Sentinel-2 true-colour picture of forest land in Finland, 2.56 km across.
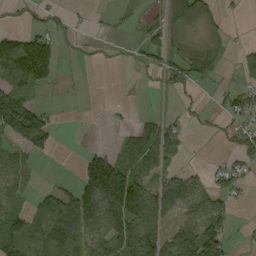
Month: September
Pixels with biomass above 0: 51%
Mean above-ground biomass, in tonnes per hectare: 47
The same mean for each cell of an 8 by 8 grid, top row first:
8 26 7 7 16 68 44 6
100 83 7 3 31 22 32 14
84 47 5 0 7 28 31 31
144 24 1 4 9 12 15 62
50 46 3 15 92 32 2 34
47 3 80 181 64 46 32 38
46 69 99 140 127 77 64 7
68 69 75 99 119 82 111 6
